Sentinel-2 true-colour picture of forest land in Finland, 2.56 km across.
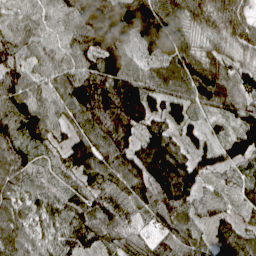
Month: April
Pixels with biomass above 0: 98%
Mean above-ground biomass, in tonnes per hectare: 103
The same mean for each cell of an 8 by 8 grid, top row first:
63 67 136 156 209 114 79 83
99 70 107 134 137 155 63 66
114 79 122 129 102 127 158 126
127 97 129 135 116 89 62 105
94 75 116 137 113 97 69 108
94 51 96 141 154 161 70 57
79 81 104 110 98 118 70 65
95 66 98 74 52 99 77 115
